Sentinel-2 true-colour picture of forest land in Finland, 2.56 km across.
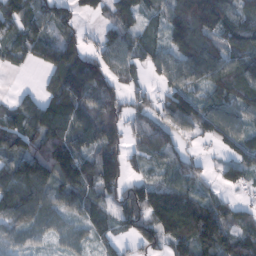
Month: February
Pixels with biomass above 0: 83%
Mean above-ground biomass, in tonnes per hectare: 91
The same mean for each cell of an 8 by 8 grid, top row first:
91 96 60 74 50 118 200 104
50 91 106 98 53 92 108 102
1 44 205 123 35 71 102 121
65 130 118 130 76 115 96 78
60 124 85 119 84 64 33 89
137 137 127 139 55 89 36 83
112 68 66 69 127 154 108 61
45 25 30 54 78 109 129 108
